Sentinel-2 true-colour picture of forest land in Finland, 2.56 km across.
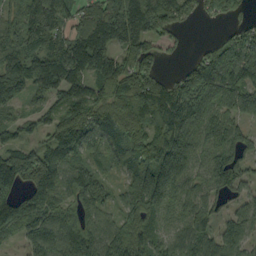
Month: September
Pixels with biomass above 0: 88%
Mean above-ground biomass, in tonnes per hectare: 104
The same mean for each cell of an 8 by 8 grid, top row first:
91 179 82 150 180 101 50 40
126 136 143 121 104 23 35 108
123 123 101 131 131 71 121 132
40 38 116 142 159 172 130 91
37 80 108 106 137 172 111 100
165 149 83 42 141 157 104 89
111 97 88 49 108 76 70 58
31 110 153 109 101 83 81 91
